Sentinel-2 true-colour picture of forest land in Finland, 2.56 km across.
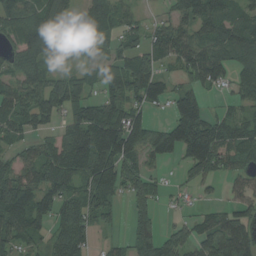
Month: August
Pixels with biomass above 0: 77%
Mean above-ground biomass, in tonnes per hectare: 88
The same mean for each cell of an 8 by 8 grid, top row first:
124 108 74 103 27 79 119 74
62 97 70 58 91 120 119 104
69 92 74 101 132 44 101 70
99 93 93 137 68 92 59 51
52 57 154 176 122 121 148 106
97 115 113 128 87 12 77 50
150 95 113 62 80 14 30 74
92 59 98 26 75 82 90 101
